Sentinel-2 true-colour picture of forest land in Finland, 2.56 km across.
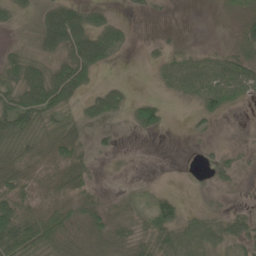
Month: May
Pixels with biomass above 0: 65%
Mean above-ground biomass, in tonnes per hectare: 30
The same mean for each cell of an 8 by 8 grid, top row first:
28 61 55 16 5 1 1 23
21 54 82 43 4 10 10 28
48 68 55 7 0 39 53 54
73 58 23 36 37 1 28 4
50 37 29 11 1 0 7 7
42 25 34 2 3 2 9 14
57 29 28 21 21 31 13 8
101 61 26 46 37 48 45 36
